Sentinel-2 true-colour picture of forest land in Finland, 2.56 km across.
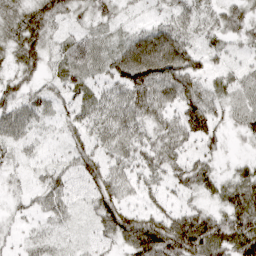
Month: April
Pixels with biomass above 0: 86%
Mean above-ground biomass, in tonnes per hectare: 51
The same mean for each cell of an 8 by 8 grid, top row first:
56 64 26 31 18 41 37 51
51 44 62 50 102 102 34 24
42 33 53 60 96 88 43 36
54 33 45 57 69 65 85 41
40 14 47 57 53 65 49 11
17 41 42 62 46 51 43 39
19 50 19 81 42 36 33 72
14 28 13 44 127 110 98 88
